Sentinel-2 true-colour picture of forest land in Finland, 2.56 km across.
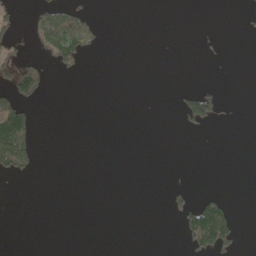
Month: May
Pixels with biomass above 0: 11%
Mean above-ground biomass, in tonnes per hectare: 16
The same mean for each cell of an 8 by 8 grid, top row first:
23 62 43 0 0 0 0 2
28 59 65 0 0 0 5 0
84 22 2 0 0 0 2 0
104 0 0 0 0 17 94 1
120 0 0 0 0 0 0 0
33 0 0 0 0 1 0 0
0 0 0 0 0 33 91 3
0 0 0 0 0 5 127 23
